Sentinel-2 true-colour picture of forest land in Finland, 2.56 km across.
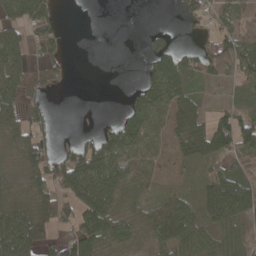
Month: April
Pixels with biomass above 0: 62%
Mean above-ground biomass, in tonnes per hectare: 40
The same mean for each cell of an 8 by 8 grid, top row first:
52 48 0 0 0 9 42 28
61 39 0 0 13 32 48 51
51 30 0 0 29 53 39 24
44 22 0 2 73 48 22 34
34 40 42 54 61 30 56 75
10 59 110 69 32 15 31 33
36 46 103 52 24 58 54 73
139 34 81 45 17 55 33 39
